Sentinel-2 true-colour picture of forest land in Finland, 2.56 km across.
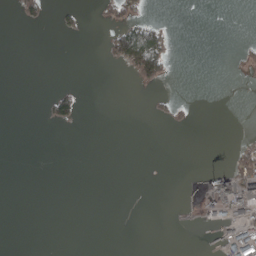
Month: April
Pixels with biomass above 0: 11%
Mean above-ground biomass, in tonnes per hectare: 12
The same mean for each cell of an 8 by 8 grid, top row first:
9 15 13 25 17 0 0 0
0 0 0 42 137 7 0 6
0 0 0 0 41 3 0 2
0 21 25 0 1 11 0 0
0 0 0 0 0 0 0 13
0 0 0 0 0 0 32 104
0 0 0 0 0 4 29 105
0 0 0 0 0 17 7 87
